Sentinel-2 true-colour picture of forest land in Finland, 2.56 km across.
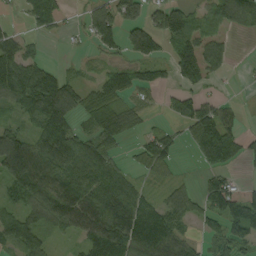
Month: September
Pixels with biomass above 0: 68%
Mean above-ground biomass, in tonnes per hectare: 69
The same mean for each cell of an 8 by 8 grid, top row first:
8 92 21 94 56 98 56 66
65 8 5 49 99 94 74 2
115 106 27 57 41 51 51 3
44 111 47 68 36 48 84 19
123 106 78 57 49 41 163 67
126 120 99 80 32 21 46 11
52 103 118 124 92 66 75 85
88 44 54 148 165 84 37 67
